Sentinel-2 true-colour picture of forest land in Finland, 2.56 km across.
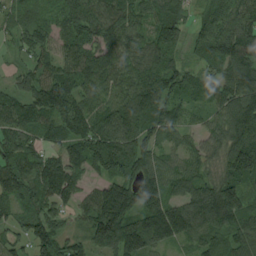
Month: August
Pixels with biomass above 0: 94%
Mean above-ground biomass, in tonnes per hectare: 103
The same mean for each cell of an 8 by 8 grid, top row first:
62 52 132 128 72 80 66 113
38 70 116 119 98 79 101 143
44 105 111 97 109 90 60 131
92 116 135 115 136 95 60 175
102 70 120 134 96 51 71 139
130 143 78 117 134 88 71 127
78 92 66 210 144 117 160 126
67 127 62 154 141 77 92 102
